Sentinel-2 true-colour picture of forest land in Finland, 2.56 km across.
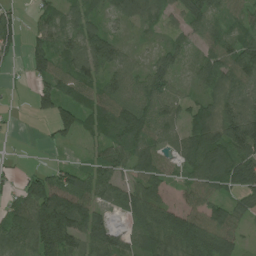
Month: July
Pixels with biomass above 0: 81%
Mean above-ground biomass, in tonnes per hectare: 70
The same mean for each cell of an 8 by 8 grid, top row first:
35 44 54 35 62 47 76 37
33 71 90 83 14 46 56 91
5 68 80 68 67 38 69 83
6 51 81 99 101 62 68 89
2 15 20 69 72 42 127 131
20 66 78 69 73 30 114 125
72 154 134 59 108 62 82 51
84 117 94 92 96 111 129 44
